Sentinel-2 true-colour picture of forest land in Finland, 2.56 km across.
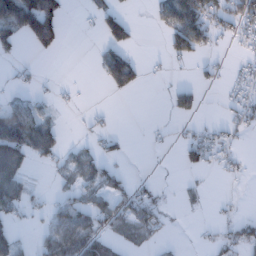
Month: January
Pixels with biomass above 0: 37%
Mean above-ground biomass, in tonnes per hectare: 32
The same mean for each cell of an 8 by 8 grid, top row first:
128 123 4 60 0 90 82 63
21 48 0 56 2 59 39 11
13 4 2 60 17 4 14 22
56 21 7 6 0 31 2 34
88 74 15 15 3 14 54 10
53 8 46 43 5 2 8 12
42 25 62 52 58 6 7 6
28 47 81 33 31 5 12 51
